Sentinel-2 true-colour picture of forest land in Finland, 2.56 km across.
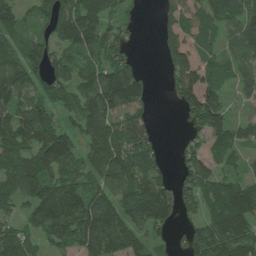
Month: July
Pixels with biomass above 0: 80%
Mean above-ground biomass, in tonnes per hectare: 99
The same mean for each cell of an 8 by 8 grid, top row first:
65 86 130 70 9 92 106 160
81 81 94 84 2 106 55 127
117 108 88 145 71 100 111 97
99 92 122 134 69 21 201 28
106 164 87 130 111 10 73 73
117 107 81 109 115 51 116 62
48 133 136 127 183 97 94 178
107 64 105 144 85 28 169 164
